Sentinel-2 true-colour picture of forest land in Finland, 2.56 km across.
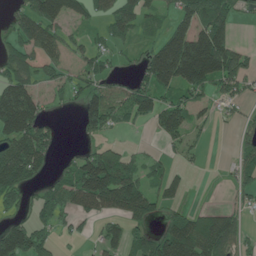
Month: June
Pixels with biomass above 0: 60%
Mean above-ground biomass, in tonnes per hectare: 74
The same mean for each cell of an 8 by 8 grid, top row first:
53 106 62 72 57 62 131 29
68 81 35 36 33 192 225 46
101 39 37 35 68 137 134 100
199 23 76 129 83 112 77 28
121 68 18 36 8 33 12 41
111 32 111 136 66 37 2 46
41 78 77 102 98 41 28 35
134 55 19 59 81 149 128 62
